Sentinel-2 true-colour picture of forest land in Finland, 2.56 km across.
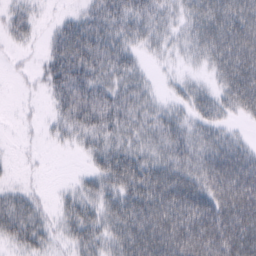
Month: February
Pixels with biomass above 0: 78%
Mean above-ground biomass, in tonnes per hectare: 43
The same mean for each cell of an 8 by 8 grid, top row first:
26 4 26 53 54 27 72 82
10 27 78 56 26 18 58 77
4 35 67 44 25 13 16 75
4 10 69 62 39 27 39 31
3 7 23 41 37 58 44 30
3 2 11 56 68 64 62 74
45 14 43 44 76 80 73 72
40 29 46 43 79 76 76 75
